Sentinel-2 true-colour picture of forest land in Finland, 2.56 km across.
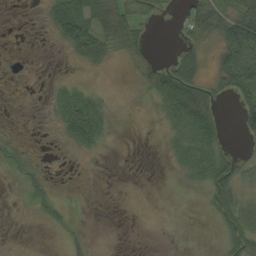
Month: September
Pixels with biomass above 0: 44%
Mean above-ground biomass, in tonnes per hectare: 23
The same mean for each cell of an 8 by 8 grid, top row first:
1 22 63 50 26 9 64 71
0 2 61 25 22 13 16 127
0 4 9 0 21 83 27 72
0 9 87 14 0 62 51 34
12 2 39 5 0 27 53 5
13 13 1 0 0 7 52 40
4 27 2 0 0 0 16 42
1 2 9 0 0 0 2 44
